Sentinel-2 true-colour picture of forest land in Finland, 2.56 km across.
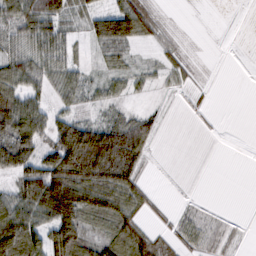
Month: February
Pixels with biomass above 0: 63%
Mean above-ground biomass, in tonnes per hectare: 44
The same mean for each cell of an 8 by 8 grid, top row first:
82 98 40 70 51 3 1 0
51 76 20 51 10 16 1 0
69 50 41 35 18 18 5 0
113 52 30 28 22 4 5 0
90 52 139 124 58 0 0 0
60 115 108 95 27 2 0 0
83 115 106 71 27 10 10 0
111 78 75 67 54 27 40 10
